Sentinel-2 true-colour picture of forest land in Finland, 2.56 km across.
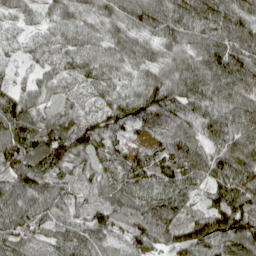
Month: April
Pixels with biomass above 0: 98%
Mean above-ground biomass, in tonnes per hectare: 84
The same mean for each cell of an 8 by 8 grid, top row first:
41 39 53 67 105 115 115 100
17 45 63 62 63 70 106 117
35 45 53 62 67 103 123 119
116 55 60 92 113 100 90 94
127 120 112 80 62 99 61 109
107 97 53 63 99 112 78 125
106 77 54 82 98 91 71 115
87 64 97 52 75 83 122 112
